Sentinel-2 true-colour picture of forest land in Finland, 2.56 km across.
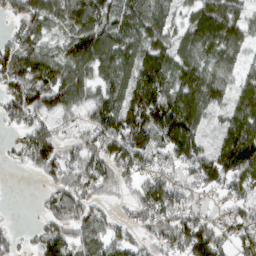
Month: March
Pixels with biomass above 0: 85%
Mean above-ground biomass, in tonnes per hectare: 93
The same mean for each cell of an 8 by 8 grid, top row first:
60 89 132 111 111 53 115 74
77 58 139 133 107 74 89 68
111 127 118 94 159 98 110 68
86 87 60 119 179 175 75 105
30 114 82 115 121 158 54 185
3 63 104 95 60 64 101 130
0 58 114 30 91 106 36 67
39 96 75 77 67 111 132 89
